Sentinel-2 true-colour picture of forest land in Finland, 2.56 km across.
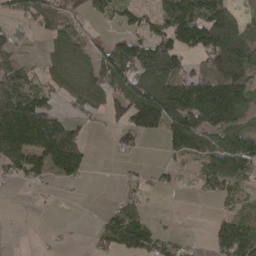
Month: April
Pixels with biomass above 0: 60%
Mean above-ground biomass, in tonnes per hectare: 83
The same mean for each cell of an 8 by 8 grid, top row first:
55 65 44 49 48 145 153 59
50 43 65 101 144 118 159 175
118 58 79 156 149 124 121 117
254 112 54 54 201 175 196 113
202 208 99 15 13 117 102 117
50 79 61 1 23 23 88 87
1 5 1 32 47 1 2 35
1 6 2 82 98 32 25 130
